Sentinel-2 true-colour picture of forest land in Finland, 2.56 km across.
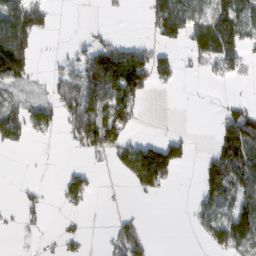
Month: February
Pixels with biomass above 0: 42%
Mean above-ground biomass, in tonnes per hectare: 50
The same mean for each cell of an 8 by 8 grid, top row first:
96 38 0 12 17 132 83 94
136 0 26 73 44 31 95 71
53 26 91 163 101 29 10 15
43 56 119 104 15 0 0 67
23 4 56 96 64 60 8 131
0 0 44 6 126 37 99 112
12 16 20 1 2 0 62 102
4 5 23 41 51 0 45 112
